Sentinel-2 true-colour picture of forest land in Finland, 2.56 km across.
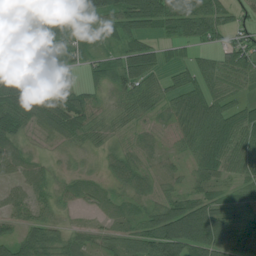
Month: July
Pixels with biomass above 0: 85%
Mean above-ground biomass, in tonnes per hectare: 56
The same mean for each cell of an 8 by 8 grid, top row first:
53 44 80 80 131 114 85 29
87 100 51 30 70 31 36 62
98 32 21 59 78 33 61 51
78 72 81 34 43 58 87 52
46 13 25 22 29 23 80 63
35 33 29 39 45 30 47 45
39 35 22 30 29 70 71 42
59 74 43 43 95 134 110 83
